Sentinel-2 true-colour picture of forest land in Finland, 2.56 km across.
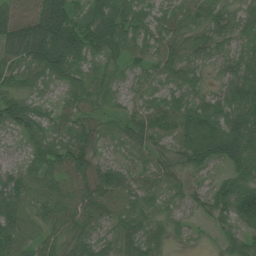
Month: July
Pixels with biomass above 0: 94%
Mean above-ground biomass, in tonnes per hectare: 54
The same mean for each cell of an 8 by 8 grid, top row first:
74 122 51 83 35 35 50 32
82 143 84 71 38 42 49 37
44 45 43 34 29 45 30 71
79 26 48 22 48 61 49 63
28 55 69 26 47 54 86 83
53 55 88 57 41 40 37 56
65 62 65 54 35 33 42 86
66 49 61 38 60 21 11 47
